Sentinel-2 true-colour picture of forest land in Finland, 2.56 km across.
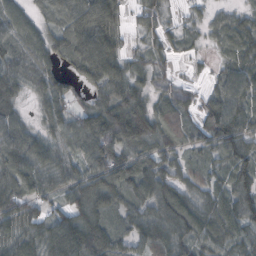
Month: October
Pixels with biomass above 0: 89%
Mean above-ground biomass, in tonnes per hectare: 63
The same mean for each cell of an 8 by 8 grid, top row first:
55 40 88 70 43 15 25 35
56 61 97 71 33 34 20 57
61 57 45 83 52 29 24 89
47 50 45 62 71 64 56 84
72 61 75 74 76 51 54 85
73 64 66 92 92 61 58 79
79 43 81 69 68 77 64 76
73 90 115 87 70 76 57 60
